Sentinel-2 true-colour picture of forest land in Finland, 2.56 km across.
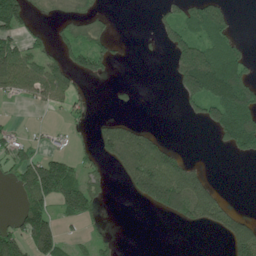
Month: July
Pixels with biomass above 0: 42%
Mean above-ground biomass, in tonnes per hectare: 55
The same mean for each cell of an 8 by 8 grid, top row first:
115 13 37 8 0 49 143 5
77 24 68 29 3 79 111 54
103 107 38 10 0 57 173 107
1 24 25 8 1 5 77 142
46 9 6 98 101 11 3 105
54 179 65 17 176 126 30 0
28 76 103 1 28 97 86 11
87 158 22 22 0 0 1 113
